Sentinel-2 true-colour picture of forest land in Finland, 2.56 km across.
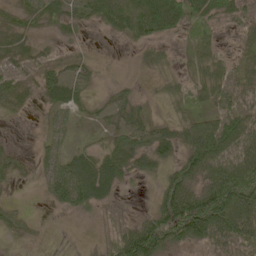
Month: May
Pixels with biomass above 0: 78%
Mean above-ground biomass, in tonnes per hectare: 41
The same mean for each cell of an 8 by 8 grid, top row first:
30 39 42 42 53 59 53 41
46 19 11 2 24 18 41 30
39 44 44 7 8 35 70 43
22 23 25 33 28 24 42 53
8 29 14 35 61 55 101 77
28 41 90 65 29 48 69 94
13 9 37 12 9 91 118 106
10 2 4 25 104 53 56 63
